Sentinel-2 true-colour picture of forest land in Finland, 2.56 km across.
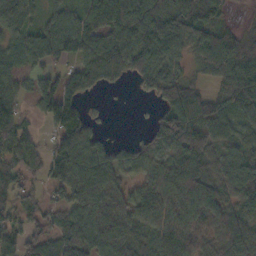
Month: October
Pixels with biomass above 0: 82%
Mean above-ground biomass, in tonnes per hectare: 81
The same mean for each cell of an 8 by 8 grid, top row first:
100 75 80 94 109 121 59 6
68 111 102 97 112 73 108 94
47 45 78 46 57 82 42 137
63 81 75 8 7 138 122 81
107 38 112 42 58 112 85 53
67 57 117 92 51 90 76 102
70 58 84 110 110 99 117 75
76 78 96 104 57 85 64 102
